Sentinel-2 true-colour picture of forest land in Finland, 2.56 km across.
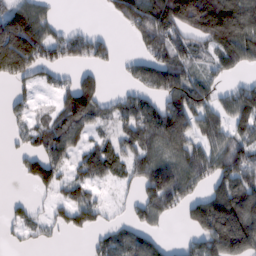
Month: February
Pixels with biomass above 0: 65%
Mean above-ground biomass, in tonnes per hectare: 95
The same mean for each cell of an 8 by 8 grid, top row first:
145 65 0 43 169 182 235 213
215 128 104 46 67 98 71 134
88 44 79 4 105 140 64 40
48 44 142 63 137 150 103 138
38 108 70 66 119 123 96 113
17 111 66 69 107 136 105 142
34 37 110 22 91 64 181 215
23 33 7 60 79 13 125 200
